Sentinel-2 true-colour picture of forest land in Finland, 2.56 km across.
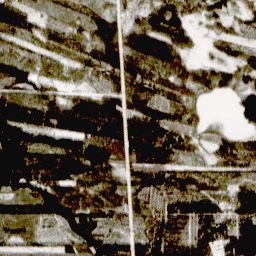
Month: March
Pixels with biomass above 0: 92%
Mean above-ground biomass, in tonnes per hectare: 77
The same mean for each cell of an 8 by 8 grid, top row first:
87 45 43 46 52 74 51 41
55 53 57 103 87 58 12 37
107 69 45 75 85 65 53 58
90 98 109 112 108 74 15 55
159 73 94 104 141 84 33 48
165 118 97 60 107 73 49 64
76 108 87 69 65 107 83 98
60 25 95 86 79 107 89 124
